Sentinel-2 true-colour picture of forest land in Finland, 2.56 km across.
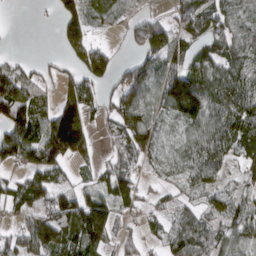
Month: March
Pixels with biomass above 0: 73%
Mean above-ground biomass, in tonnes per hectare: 72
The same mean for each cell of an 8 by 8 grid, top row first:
0 6 89 47 45 49 79 49
1 0 104 31 96 69 68 64
94 31 75 61 121 148 106 81
98 58 118 71 106 90 98 98
143 139 129 25 109 36 92 89
48 84 25 83 27 33 65 40
69 96 134 85 37 43 51 50
56 125 126 47 35 80 81 55
